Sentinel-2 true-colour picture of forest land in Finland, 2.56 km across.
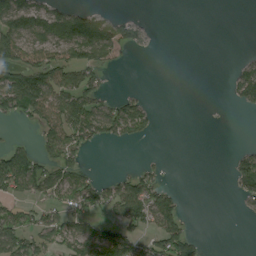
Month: August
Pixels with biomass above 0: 41%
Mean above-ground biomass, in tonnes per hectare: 51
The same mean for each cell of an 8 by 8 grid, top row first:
119 105 84 30 6 0 0 0
128 95 114 91 18 0 0 1
98 128 84 4 0 0 0 71
54 113 110 63 47 0 0 10
32 68 69 25 8 0 0 7
148 91 60 21 63 1 0 93
41 53 68 61 123 68 0 10
105 67 99 125 60 118 6 0
